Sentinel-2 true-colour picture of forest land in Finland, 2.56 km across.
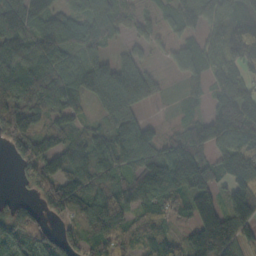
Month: October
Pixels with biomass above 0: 85%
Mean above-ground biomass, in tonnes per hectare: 89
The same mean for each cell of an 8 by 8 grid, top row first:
137 104 75 96 44 81 100 80
106 121 77 34 40 47 77 128
84 95 97 138 102 18 67 136
119 84 53 86 39 17 64 195
81 90 79 103 102 76 106 124
17 104 109 94 113 133 97 139
61 58 99 120 82 87 115 96
90 60 59 89 66 57 151 90
